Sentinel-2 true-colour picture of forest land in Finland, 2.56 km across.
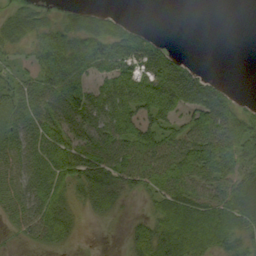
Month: September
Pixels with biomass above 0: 72%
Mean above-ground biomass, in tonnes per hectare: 47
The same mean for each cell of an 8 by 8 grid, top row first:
35 19 36 27 0 0 0 0
26 62 53 71 74 9 0 0
38 62 52 48 70 103 41 0
54 67 67 76 56 49 88 42
58 64 64 79 82 63 80 75
57 65 55 59 60 68 61 57
51 67 20 28 8 64 54 63
11 41 8 0 45 64 50 42
